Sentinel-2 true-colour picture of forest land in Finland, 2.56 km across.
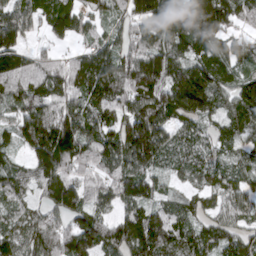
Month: April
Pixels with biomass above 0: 91%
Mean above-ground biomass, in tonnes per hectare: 100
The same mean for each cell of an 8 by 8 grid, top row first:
113 93 83 57 122 178 238 97
101 35 39 76 107 102 97 79
105 112 105 131 154 129 136 77
74 95 75 92 134 138 93 118
60 172 114 112 211 84 59 66
87 135 63 83 117 47 74 74
61 76 109 60 89 61 59 84
89 108 143 94 141 107 94 79
